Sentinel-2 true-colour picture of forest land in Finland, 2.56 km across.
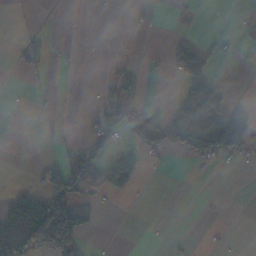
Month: November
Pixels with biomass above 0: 23%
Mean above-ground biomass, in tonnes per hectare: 29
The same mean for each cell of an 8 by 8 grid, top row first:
1 1 0 1 5 2 0 2
9 21 2 0 1 42 30 6
0 4 0 23 6 14 69 0
1 3 2 78 46 42 140 35
0 15 26 30 57 56 99 75
0 66 65 97 20 0 2 1
69 170 62 3 0 0 1 0
104 176 73 0 0 2 2 0
